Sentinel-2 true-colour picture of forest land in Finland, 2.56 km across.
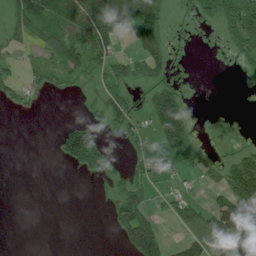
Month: July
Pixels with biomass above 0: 40%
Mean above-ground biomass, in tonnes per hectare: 43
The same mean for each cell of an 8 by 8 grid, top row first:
55 98 106 149 133 2 46 147
14 55 98 54 58 4 0 73
30 33 27 60 33 11 0 4
9 0 4 51 32 117 0 0
0 1 157 8 15 99 10 9
0 0 12 27 21 11 24 125
0 0 0 27 73 56 52 106
0 0 0 3 167 25 107 125
